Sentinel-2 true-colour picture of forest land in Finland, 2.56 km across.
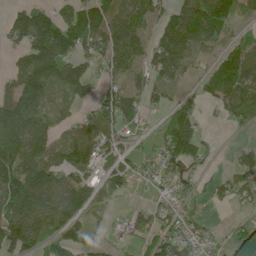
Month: June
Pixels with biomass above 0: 70%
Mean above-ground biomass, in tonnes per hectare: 82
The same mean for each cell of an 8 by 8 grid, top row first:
73 85 119 101 81 84 142 48
56 203 106 115 71 137 46 79
78 159 124 56 56 46 67 119
183 75 44 119 64 65 13 85
191 107 110 72 24 144 28 22
147 113 75 88 35 78 20 78
140 110 71 35 37 55 27 23
127 72 79 25 42 75 39 24
